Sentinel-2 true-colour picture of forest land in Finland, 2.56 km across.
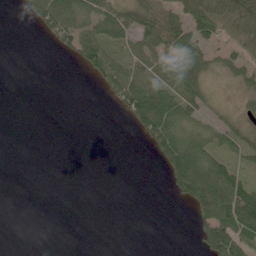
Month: June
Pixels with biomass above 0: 42%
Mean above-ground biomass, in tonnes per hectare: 40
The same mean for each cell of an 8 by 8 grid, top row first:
4 105 80 79 97 54 92 80
0 7 84 58 62 84 55 22
0 0 2 90 73 96 35 32
0 0 0 6 141 98 31 23
0 0 0 0 19 108 58 46
0 0 0 0 0 78 117 54
0 0 0 0 0 3 118 137
0 0 0 0 0 0 105 104
